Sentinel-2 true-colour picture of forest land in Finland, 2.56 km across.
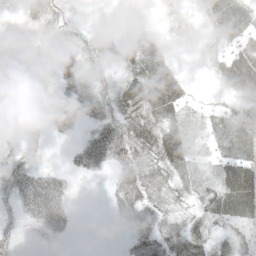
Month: May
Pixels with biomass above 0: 80%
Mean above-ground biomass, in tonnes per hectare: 28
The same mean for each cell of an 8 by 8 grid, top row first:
14 28 9 9 15 19 28 36
7 23 33 20 36 9 20 36
17 18 40 18 41 33 8 55
10 35 47 36 45 34 17 34
15 11 22 59 51 51 19 39
44 34 13 20 48 38 14 50
25 70 2 17 47 24 36 47
15 8 0 0 43 47 44 33
